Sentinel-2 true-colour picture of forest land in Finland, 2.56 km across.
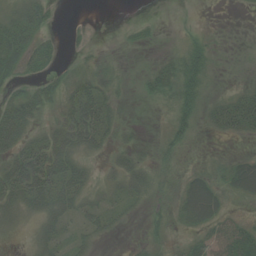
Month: August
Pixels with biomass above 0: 59%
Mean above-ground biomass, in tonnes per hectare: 23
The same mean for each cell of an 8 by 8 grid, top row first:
31 27 1 0 2 0 0 1
55 27 8 1 8 6 24 0
26 27 26 16 15 44 21 3
51 17 47 20 3 37 21 52
40 42 41 20 7 23 1 3
62 64 35 20 30 11 24 43
39 39 26 18 10 19 49 7
4 28 16 6 10 8 35 43
